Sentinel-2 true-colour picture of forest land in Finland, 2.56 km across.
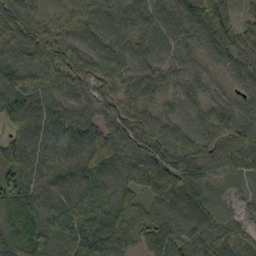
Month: September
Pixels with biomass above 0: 98%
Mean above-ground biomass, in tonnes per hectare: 83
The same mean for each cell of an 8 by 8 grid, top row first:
109 97 98 86 79 71 80 48
116 118 96 84 70 63 52 86
104 96 87 93 93 63 55 52
106 96 66 63 74 44 61 61
89 107 112 101 107 88 68 78
95 89 84 79 91 109 54 42
80 85 92 103 60 88 69 28
85 125 127 109 62 87 76 65
